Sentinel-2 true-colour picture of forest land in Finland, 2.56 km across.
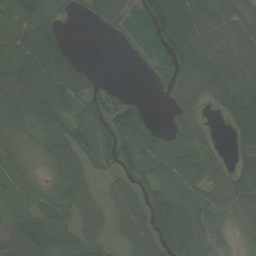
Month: August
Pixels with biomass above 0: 81%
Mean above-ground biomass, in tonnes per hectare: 70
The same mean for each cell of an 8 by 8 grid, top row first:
84 70 14 58 101 153 86 92
94 139 6 2 38 126 82 94
95 109 77 11 4 83 105 92
73 89 59 88 35 39 17 120
50 67 85 99 60 75 36 64
56 44 68 46 71 86 69 85
61 47 46 36 68 96 80 95
103 112 88 24 54 93 79 27
